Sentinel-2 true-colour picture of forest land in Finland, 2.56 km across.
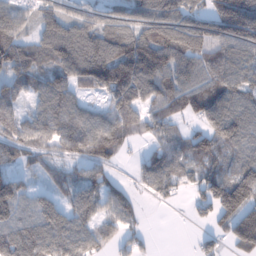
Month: January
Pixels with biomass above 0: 81%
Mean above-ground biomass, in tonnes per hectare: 86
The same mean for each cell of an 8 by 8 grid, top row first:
75 63 57 49 38 104 67 153
114 108 149 117 136 141 115 101
77 87 99 170 148 107 104 105
60 105 88 86 84 83 126 106
95 66 111 113 30 53 100 85
57 33 60 34 63 74 82 120
66 84 100 70 14 10 75 170
93 88 91 57 28 0 35 125
